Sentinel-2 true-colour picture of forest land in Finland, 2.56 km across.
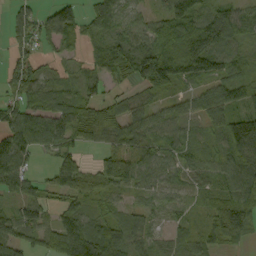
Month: September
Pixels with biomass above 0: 84%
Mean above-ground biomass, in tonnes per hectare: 63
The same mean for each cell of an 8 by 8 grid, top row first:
56 59 57 82 36 84 81 69
42 27 31 51 61 54 128 51
77 43 43 32 87 89 80 59
77 88 73 63 57 48 79 66
114 66 44 57 61 61 45 121
89 26 78 112 55 36 46 85
39 52 56 36 33 24 42 90
71 58 136 102 47 41 57 51
